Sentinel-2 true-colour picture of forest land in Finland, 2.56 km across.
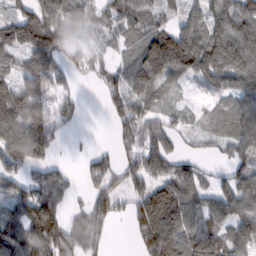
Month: February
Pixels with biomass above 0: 80%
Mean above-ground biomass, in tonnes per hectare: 78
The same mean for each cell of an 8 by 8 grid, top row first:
58 99 94 59 80 39 73 87
81 100 40 27 87 132 113 120
76 94 19 57 86 52 71 100
145 87 26 58 75 32 26 89
142 88 4 26 85 30 18 74
69 82 28 78 99 110 29 73
71 122 35 69 133 158 82 87
125 143 91 20 103 136 139 89
